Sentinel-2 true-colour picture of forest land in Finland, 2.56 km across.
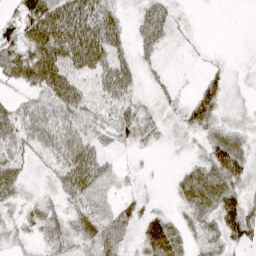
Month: April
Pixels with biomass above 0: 72%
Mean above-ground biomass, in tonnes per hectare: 35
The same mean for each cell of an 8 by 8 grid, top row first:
36 82 70 34 44 20 0 0
62 85 90 47 39 8 3 1
41 75 46 55 14 6 23 5
36 46 49 42 29 19 48 11
45 48 58 17 18 8 31 30
52 16 78 29 5 14 56 47
28 27 35 32 18 13 51 55
25 35 30 50 34 40 28 41
